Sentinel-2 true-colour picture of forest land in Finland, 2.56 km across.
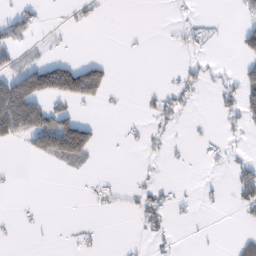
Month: February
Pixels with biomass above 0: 22%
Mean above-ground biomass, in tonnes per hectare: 27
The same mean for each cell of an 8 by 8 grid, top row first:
37 3 15 1 0 5 4 16
45 11 0 0 1 5 8 42
115 159 190 29 0 15 18 45
196 71 19 3 14 26 1 55
28 122 160 1 13 5 11 6
3 0 9 5 6 1 3 46
3 1 0 13 38 15 6 26
4 1 8 0 8 7 3 20
